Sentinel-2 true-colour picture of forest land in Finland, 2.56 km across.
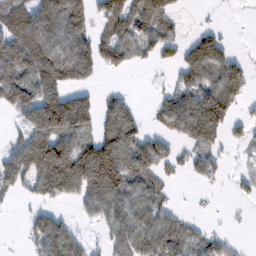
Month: February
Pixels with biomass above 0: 61%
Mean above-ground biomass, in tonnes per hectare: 76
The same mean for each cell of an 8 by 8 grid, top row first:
135 113 92 92 103 32 5 2
133 116 101 99 50 47 106 2
132 127 81 3 1 38 84 92
81 186 162 102 15 103 154 29
49 171 99 147 92 36 70 23
106 163 170 189 93 18 45 17
7 41 30 98 73 22 5 5
3 109 39 60 107 81 46 7
